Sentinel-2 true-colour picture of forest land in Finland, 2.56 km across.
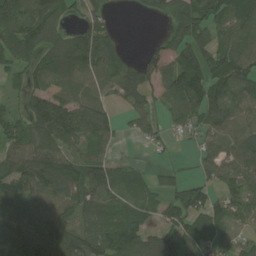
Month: July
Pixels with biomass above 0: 79%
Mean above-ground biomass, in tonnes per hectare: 92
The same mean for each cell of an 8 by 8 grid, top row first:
141 128 57 33 18 93 131 96
130 98 122 116 26 87 97 92
37 82 86 105 119 112 129 105
58 228 143 64 67 60 113 89
86 132 77 43 26 15 53 83
131 139 136 108 47 41 55 81
101 97 110 86 69 104 99 65
114 134 123 131 117 116 80 50
